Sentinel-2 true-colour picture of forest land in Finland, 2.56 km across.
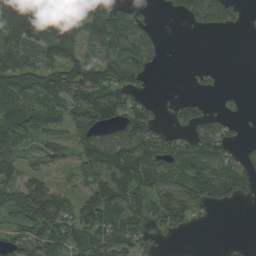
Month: August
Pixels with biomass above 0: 66%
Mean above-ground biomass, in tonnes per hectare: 69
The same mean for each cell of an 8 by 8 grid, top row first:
102 114 79 139 24 29 121 28
88 106 68 98 81 0 0 0
97 81 125 106 48 0 12 0
112 86 107 105 72 39 35 16
69 50 60 101 110 72 104 28
75 43 55 102 95 83 115 91
144 115 66 96 70 108 51 10
55 116 67 101 41 9 0 1
